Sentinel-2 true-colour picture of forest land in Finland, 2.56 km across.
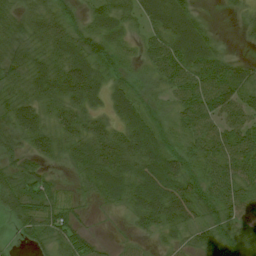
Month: July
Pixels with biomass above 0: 86%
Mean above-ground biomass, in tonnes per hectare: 42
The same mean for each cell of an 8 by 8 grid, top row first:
38 42 31 40 21 28 6 15
45 42 51 38 33 44 29 4
39 63 72 32 28 66 75 40
60 39 46 33 42 36 67 54
35 43 49 60 63 30 57 63
55 31 38 71 65 60 48 52
53 49 17 16 61 63 38 50
13 46 42 6 14 16 51 51
